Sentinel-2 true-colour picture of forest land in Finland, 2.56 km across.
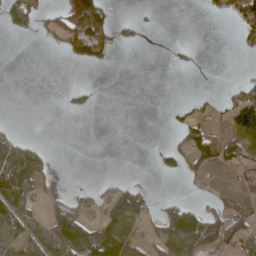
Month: April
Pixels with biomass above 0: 31%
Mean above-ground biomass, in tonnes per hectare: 33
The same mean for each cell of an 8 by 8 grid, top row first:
108 33 136 40 8 0 8 53
0 7 97 41 7 9 0 19
0 0 1 0 0 0 0 10
0 0 21 0 0 14 20 115
44 9 0 0 0 27 70 48
128 27 0 7 0 28 19 32
79 36 44 88 60 51 26 16
46 75 121 84 34 73 65 56
